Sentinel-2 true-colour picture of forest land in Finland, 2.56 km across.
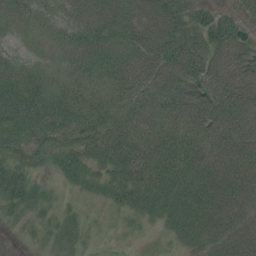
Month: July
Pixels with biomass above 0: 90%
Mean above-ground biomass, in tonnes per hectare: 58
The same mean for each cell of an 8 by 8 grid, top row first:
52 39 64 81 80 72 47 40
18 23 63 56 79 87 83 72
65 47 55 60 79 85 90 96
92 83 64 55 60 71 91 85
62 54 63 83 85 75 70 82
69 19 40 58 83 81 84 84
37 26 17 24 56 62 68 51
3 17 19 4 4 23 45 57
